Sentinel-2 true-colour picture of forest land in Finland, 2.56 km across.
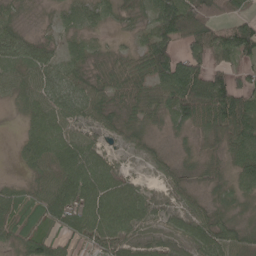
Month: May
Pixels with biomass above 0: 89%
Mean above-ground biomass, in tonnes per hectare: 51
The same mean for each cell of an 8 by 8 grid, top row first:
24 10 49 30 29 121 92 50
63 35 31 18 61 65 87 91
39 49 42 46 49 113 99 48
11 58 46 44 38 64 99 124
14 70 60 17 28 10 39 88
7 47 77 56 11 27 24 55
55 71 66 74 53 28 34 25
56 54 34 64 40 41 67 45
